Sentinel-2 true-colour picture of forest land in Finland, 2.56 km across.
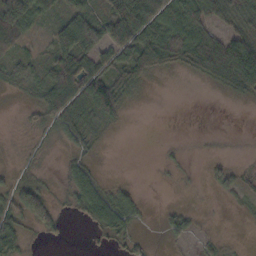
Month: October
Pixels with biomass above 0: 59%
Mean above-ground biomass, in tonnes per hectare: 31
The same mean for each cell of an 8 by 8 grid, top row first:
106 26 61 44 74 58 61 44
40 28 76 55 72 75 74 66
25 53 78 64 27 2 29 54
2 53 53 63 0 0 0 1
2 10 22 1 0 4 2 1
14 4 40 2 0 4 13 20
60 47 34 71 12 13 1 4
47 11 0 20 7 19 14 1
